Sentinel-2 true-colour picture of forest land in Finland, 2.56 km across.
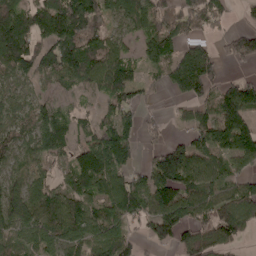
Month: April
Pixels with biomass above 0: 77%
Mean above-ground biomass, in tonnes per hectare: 95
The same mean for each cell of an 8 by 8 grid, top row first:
132 134 188 73 110 111 117 15
168 116 166 98 70 92 68 64
66 62 84 129 47 114 112 18
81 75 38 75 36 10 50 122
83 123 85 153 34 65 114 138
66 69 128 124 79 169 100 76
140 123 115 110 112 136 98 101
81 117 109 120 45 93 83 36
